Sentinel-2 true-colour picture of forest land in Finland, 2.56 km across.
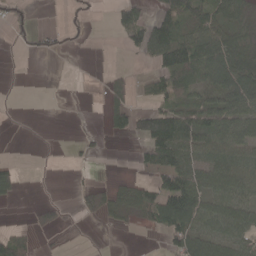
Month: April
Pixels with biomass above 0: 47%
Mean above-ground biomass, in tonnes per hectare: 35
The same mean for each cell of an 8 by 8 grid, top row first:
19 0 15 20 36 64 50 52
7 22 6 0 55 101 81 70
0 0 0 20 15 69 52 96
0 0 1 45 51 65 53 57
0 0 13 1 47 95 60 62
27 1 3 6 12 79 56 61
4 19 24 48 53 116 54 58
47 4 0 0 0 58 62 44
